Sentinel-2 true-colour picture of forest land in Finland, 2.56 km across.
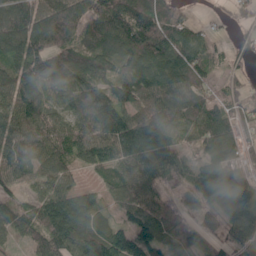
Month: May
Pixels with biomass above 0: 90%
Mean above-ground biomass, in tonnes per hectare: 91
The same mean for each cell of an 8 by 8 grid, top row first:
142 118 120 147 133 80 12 26
121 132 105 118 153 136 57 32
125 154 121 92 117 107 62 39
107 81 103 143 80 93 95 67
95 90 98 111 138 76 76 62
85 74 30 81 102 50 72 60
59 96 95 43 120 44 45 120
38 91 106 134 131 73 42 69
